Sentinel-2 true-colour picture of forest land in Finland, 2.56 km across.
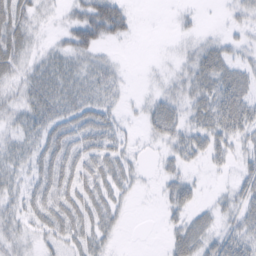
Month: February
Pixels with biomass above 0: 69%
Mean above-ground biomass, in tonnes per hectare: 23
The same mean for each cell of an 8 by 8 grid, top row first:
34 9 33 75 0 5 1 17
35 13 45 7 0 7 25 14
22 35 30 21 2 19 38 31
22 33 33 21 15 28 36 40
22 30 29 30 6 28 34 22
22 31 31 36 8 24 6 20
19 33 35 28 0 28 13 28
20 20 27 14 0 24 29 36
